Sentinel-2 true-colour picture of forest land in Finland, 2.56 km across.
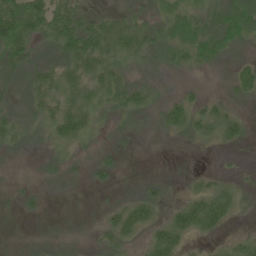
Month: June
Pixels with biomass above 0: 83%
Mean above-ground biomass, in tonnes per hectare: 32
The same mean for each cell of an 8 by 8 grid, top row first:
107 71 50 34 31 46 50 93
79 35 75 49 48 45 62 33
49 41 44 42 25 11 11 40
30 34 49 28 27 45 38 16
29 23 28 15 6 11 16 17
9 18 13 20 10 6 16 7
13 7 5 22 49 32 66 15
10 18 16 36 25 43 13 19
